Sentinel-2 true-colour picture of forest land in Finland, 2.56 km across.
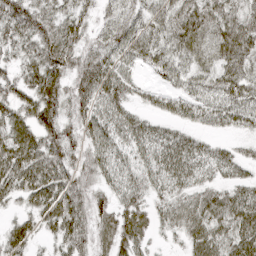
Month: April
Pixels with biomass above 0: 89%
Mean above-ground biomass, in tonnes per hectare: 53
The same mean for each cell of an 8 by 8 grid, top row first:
89 66 49 42 47 57 63 55
55 76 62 53 57 55 52 69
50 73 60 66 19 42 43 63
59 63 52 60 30 38 45 59
77 64 42 53 52 62 28 21
78 76 54 41 46 59 35 34
27 63 72 55 43 51 60 70
52 27 63 56 34 21 69 69
